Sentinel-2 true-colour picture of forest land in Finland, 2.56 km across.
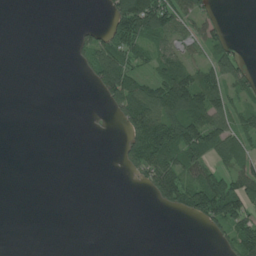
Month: July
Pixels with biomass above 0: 39%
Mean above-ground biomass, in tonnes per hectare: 41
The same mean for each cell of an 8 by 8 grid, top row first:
0 0 0 70 161 93 41 0
0 0 32 81 50 47 64 17
0 0 5 118 47 130 73 64
0 0 0 29 119 121 118 47
0 0 0 1 137 127 94 67
0 0 0 0 60 109 78 71
0 0 0 0 0 50 130 82
0 0 0 0 0 0 12 86
